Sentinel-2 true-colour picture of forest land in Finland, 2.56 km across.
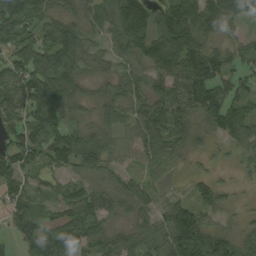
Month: September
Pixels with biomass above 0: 88%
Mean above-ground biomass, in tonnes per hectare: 83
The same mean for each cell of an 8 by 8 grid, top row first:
106 81 67 99 135 151 131 74
91 114 104 39 120 168 101 51
92 128 80 56 68 93 143 59
70 94 51 64 88 100 118 88
86 103 136 70 86 88 33 72
79 38 60 52 40 23 28 15
55 43 85 66 58 98 72 17
40 87 99 70 80 164 170 73
